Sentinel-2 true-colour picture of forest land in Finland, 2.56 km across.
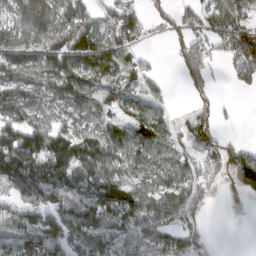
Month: March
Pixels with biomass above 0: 73%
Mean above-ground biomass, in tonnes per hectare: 80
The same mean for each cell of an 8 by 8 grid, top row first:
80 117 104 67 37 49 70 79
100 117 184 129 20 50 73 146
117 123 118 69 54 14 67 44
103 70 80 73 71 17 58 5
153 135 98 93 106 58 85 28
120 145 86 80 74 90 52 114
56 83 84 125 101 99 34 0
66 94 101 98 94 75 16 0
